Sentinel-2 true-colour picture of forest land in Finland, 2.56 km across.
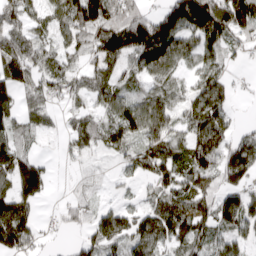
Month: April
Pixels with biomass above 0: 77%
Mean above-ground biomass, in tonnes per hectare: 83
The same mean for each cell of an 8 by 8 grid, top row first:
77 71 154 110 87 152 180 148
71 54 73 134 146 106 89 38
113 85 60 66 61 54 107 17
79 37 43 81 114 69 135 11
74 8 61 71 103 85 113 88
135 69 24 18 49 79 72 107
135 8 55 62 66 132 82 153
136 22 51 93 108 87 88 62
